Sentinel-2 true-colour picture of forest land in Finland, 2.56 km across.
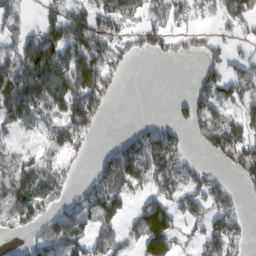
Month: February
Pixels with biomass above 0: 61%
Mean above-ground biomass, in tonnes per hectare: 68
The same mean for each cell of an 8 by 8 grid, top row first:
51 48 74 97 55 58 23 72
74 129 106 77 41 37 34 15
105 116 109 51 0 0 61 100
98 72 114 11 0 24 88 52
33 58 54 27 120 81 66 98
104 83 19 91 97 102 55 49
132 66 75 82 86 80 73 37
23 108 92 58 109 69 96 52
